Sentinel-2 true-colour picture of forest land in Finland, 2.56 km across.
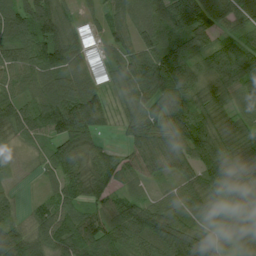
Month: July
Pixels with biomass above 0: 93%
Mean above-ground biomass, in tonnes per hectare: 74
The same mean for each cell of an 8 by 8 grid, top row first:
99 132 32 54 73 137 117 84
87 125 64 53 71 124 75 67
61 88 109 45 103 106 65 108
71 108 133 31 83 103 68 45
26 46 62 15 72 82 92 59
10 31 74 64 41 53 84 67
40 58 69 62 67 77 62 64
78 69 104 83 83 97 69 78
